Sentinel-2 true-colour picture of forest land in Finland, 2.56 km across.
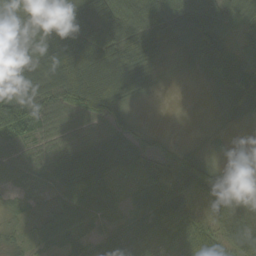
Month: September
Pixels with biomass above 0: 96%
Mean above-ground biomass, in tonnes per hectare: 59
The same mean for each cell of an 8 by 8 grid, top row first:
68 89 73 84 77 81 97 64
61 71 110 102 91 35 89 44
73 111 157 150 58 12 33 78
134 72 71 65 14 6 13 42
49 48 48 56 43 33 23 6
32 37 76 46 63 94 74 21
16 31 58 37 40 68 33 54
21 52 33 48 51 62 67 60
